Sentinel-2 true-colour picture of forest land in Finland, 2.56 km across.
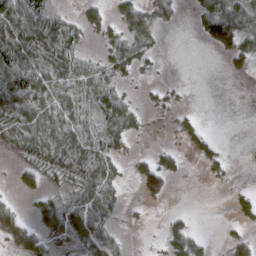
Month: March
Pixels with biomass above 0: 55%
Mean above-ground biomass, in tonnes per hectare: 32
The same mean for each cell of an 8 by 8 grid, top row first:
81 32 23 26 37 21 61 62
69 45 22 37 27 0 18 55
110 75 52 31 4 2 0 3
88 63 41 54 12 13 0 0
50 66 56 33 1 12 20 1
23 23 40 47 59 22 9 0
19 32 74 40 5 3 0 20
27 21 57 37 0 45 10 30
